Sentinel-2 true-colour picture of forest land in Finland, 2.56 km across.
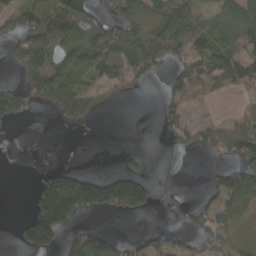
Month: March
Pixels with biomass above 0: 50%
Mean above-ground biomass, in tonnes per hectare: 67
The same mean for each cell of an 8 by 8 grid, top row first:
80 98 102 65 80 133 41 74
64 125 129 115 85 115 104 73
28 168 117 65 28 66 103 112
86 39 105 9 2 59 4 34
0 0 0 0 1 33 67 120
0 58 77 57 54 0 27 129
0 180 142 102 76 24 65 120
19 108 90 57 36 32 68 57
